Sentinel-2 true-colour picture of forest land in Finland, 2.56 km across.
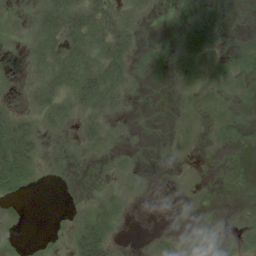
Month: August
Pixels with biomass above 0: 38%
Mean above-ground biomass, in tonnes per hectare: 8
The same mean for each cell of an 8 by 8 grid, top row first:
2 19 31 22 4 0 22 1
1 16 26 29 3 8 26 4
1 17 30 26 1 9 7 5
9 16 13 9 1 1 6 2
35 2 7 3 1 3 3 5
23 1 0 3 2 0 1 1
3 0 2 12 0 0 1 2
1 1 31 13 1 3 5 4
